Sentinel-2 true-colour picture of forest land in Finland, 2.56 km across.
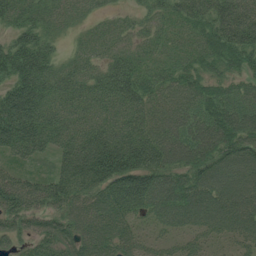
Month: July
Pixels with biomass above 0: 94%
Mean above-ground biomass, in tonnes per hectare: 91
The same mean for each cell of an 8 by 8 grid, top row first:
80 60 37 28 33 65 102 122
107 57 29 48 49 45 82 126
124 100 80 119 84 77 67 58
179 102 92 95 95 87 105 105
120 81 134 167 147 109 107 103
72 72 166 163 156 86 102 91
106 81 79 109 89 108 109 105
60 78 82 85 46 42 49 59
